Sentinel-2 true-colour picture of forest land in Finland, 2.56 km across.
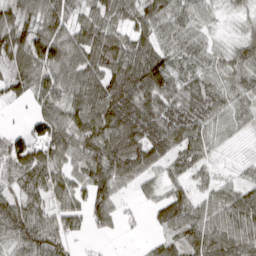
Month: March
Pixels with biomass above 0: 89%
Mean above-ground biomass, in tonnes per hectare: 74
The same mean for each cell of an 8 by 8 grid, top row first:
84 99 53 68 78 71 40 26
110 126 100 108 82 64 47 63
75 80 94 109 130 67 57 59
4 75 103 142 107 89 86 51
89 125 94 113 119 84 50 14
72 91 59 99 62 38 28 23
73 62 55 67 16 91 59 104
73 91 19 7 10 68 110 104
